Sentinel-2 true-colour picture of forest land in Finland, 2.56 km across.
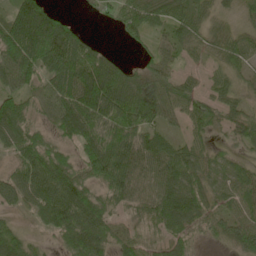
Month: May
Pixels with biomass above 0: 85%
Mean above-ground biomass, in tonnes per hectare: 72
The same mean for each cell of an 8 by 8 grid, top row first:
104 115 11 32 81 59 41 27
135 182 102 12 25 56 53 55
85 66 126 134 57 46 27 34
92 48 118 115 97 56 57 44
81 72 68 109 95 49 32 31
66 110 88 119 80 88 61 49
38 91 126 65 70 109 68 63
56 19 120 76 61 57 24 61
